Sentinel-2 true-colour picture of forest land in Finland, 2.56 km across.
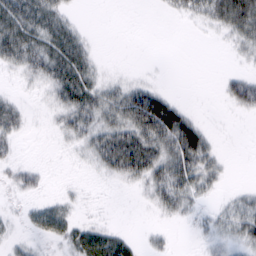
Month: February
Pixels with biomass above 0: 49%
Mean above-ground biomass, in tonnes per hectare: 19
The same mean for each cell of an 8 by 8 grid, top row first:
46 35 3 0 0 9 26 61
50 40 27 0 0 0 0 14
4 25 41 9 7 0 0 24
20 6 39 36 79 33 0 11
11 0 14 51 57 50 22 0
13 4 1 17 36 53 24 0
3 15 4 0 2 24 6 21
7 10 28 30 7 3 9 21
